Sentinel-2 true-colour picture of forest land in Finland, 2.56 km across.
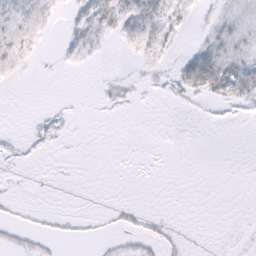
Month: February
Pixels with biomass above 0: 32%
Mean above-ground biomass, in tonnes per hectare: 6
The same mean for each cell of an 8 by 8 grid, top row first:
12 15 13 25 23 14 6 13
19 2 14 2 18 5 19 14
4 0 0 4 4 13 38 37
0 3 0 2 0 1 2 4
3 4 0 0 0 0 0 0
1 1 0 0 0 0 0 0
2 1 0 3 3 0 0 0
7 5 3 3 9 4 0 2
